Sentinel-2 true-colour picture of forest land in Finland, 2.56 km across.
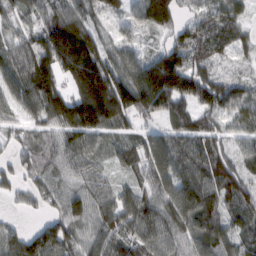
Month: February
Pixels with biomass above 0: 91%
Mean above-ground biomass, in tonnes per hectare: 92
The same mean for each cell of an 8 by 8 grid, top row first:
62 83 97 63 115 87 62 48
78 167 214 85 47 91 71 43
96 114 196 175 177 176 95 44
68 114 190 182 109 85 88 80
42 63 85 49 67 87 90 50
57 71 64 41 59 100 124 93
21 45 77 96 96 111 130 78
82 116 68 93 100 77 114 67
